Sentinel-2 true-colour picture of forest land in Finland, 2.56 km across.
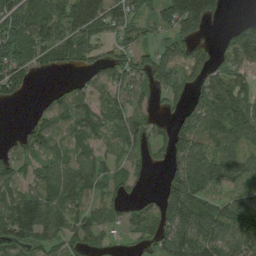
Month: August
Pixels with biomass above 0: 76%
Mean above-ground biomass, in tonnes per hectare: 74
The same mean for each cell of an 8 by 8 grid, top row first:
100 107 112 116 47 122 99 14
115 92 85 42 55 53 34 109
90 5 24 66 74 62 79 64
0 52 72 68 50 35 119 136
33 65 56 50 51 87 78 110
61 84 92 49 26 101 152 71
101 90 54 44 35 164 109 86
79 62 55 14 33 119 133 105
